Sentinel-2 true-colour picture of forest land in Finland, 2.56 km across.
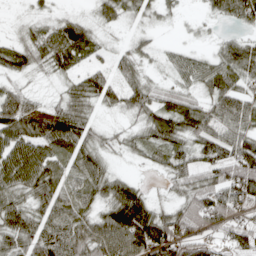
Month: April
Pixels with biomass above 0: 81%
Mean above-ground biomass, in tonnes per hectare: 54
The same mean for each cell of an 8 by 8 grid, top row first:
4 20 20 41 29 12 20 65
48 59 66 17 23 16 12 60
26 14 45 49 39 28 61 52
91 62 62 20 55 73 51 67
79 69 65 22 44 55 70 76
82 62 48 45 8 50 53 91
63 67 61 90 92 48 79 59
67 95 96 108 120 103 49 64
